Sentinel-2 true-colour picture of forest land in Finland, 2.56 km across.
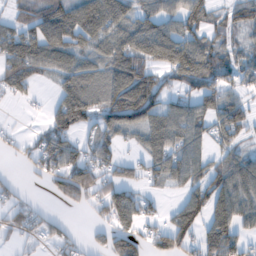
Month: February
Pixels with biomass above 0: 70%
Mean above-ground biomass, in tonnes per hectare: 73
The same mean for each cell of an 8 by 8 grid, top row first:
46 94 106 91 58 78 69 33
98 108 73 82 101 126 92 41
90 27 97 84 112 81 107 55
2 39 119 98 122 72 72 77
26 79 43 48 57 86 45 44
15 65 133 54 55 73 90 100
53 11 33 108 50 63 115 85
24 38 22 95 70 127 121 83
